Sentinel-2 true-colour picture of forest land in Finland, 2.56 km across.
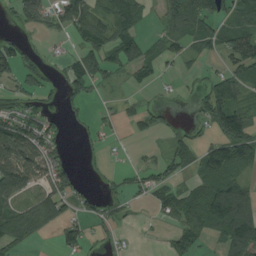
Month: August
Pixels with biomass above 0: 56%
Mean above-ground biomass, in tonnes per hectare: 54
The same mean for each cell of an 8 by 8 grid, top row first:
39 72 88 90 34 88 87 57
65 14 46 86 66 43 42 83
46 31 69 19 32 16 34 60
80 51 20 12 47 10 87 81
118 83 12 12 6 39 45 102
115 83 24 17 43 36 61 41
79 94 34 39 8 68 104 136
58 6 67 21 3 50 27 124
